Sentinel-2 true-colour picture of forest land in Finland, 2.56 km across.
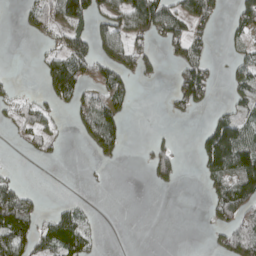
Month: April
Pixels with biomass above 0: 41%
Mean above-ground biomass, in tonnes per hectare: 45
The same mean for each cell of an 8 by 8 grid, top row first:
7 57 96 83 119 92 69 63
0 18 71 77 41 44 34 20
7 71 77 81 23 44 55 48
36 33 54 82 0 17 22 43
11 27 11 59 7 24 116 142
16 0 2 2 8 50 59 132
113 12 27 0 0 0 24 102
107 81 88 0 0 0 7 78
